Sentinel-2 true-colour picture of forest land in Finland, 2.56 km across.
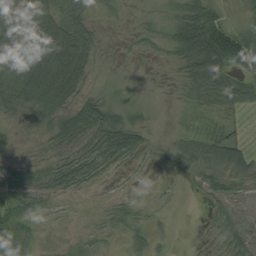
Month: August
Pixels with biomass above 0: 80%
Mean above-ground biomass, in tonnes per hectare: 37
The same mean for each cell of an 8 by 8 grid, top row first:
68 63 48 11 10 41 78 14
78 94 83 2 13 67 150 104
68 120 56 6 4 10 71 54
23 51 68 36 13 5 24 22
7 17 35 55 31 25 44 35
41 31 48 18 10 16 27 24
38 13 3 18 15 3 17 33
71 6 11 8 30 4 7 51
